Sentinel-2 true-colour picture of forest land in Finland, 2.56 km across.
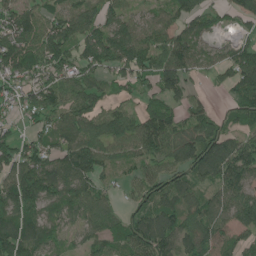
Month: June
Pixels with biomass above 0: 85%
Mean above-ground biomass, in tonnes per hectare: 95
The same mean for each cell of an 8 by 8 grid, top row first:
111 96 109 84 51 72 70 85
130 142 94 126 113 110 42 84
96 104 92 75 74 126 26 119
58 95 110 81 86 75 60 75
81 86 130 96 112 131 142 98
114 126 137 48 84 83 84 117
142 90 98 62 78 93 88 131
147 86 45 77 122 96 103 77
